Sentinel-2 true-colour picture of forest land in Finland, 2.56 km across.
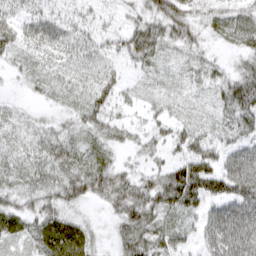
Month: March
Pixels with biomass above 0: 90%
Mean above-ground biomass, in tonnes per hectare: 46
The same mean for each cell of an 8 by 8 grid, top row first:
36 40 23 14 40 58 32 39
45 50 36 29 68 32 17 33
15 32 32 37 18 17 32 63
24 17 40 38 25 21 19 77
32 63 45 37 31 46 51 52
40 47 73 67 37 89 95 104
43 49 24 41 76 69 53 84
34 75 66 22 69 52 56 96
